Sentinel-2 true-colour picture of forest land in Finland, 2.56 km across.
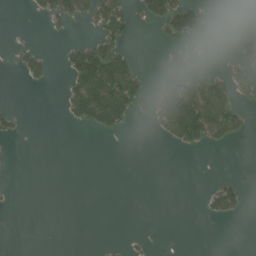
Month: July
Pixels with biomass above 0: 21%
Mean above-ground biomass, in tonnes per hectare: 26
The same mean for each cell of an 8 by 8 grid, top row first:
0 32 42 89 37 92 33 4
9 5 43 54 0 21 9 32
3 24 84 134 34 52 62 70
22 0 73 127 19 146 136 42
1 0 0 0 0 29 36 7
0 0 0 0 0 0 1 8
1 0 0 0 0 0 27 31
0 0 0 2 5 0 0 0
